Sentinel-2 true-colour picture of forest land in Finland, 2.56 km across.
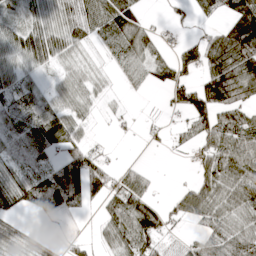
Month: April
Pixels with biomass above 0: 69%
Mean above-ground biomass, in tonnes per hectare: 49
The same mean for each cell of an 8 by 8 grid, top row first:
37 64 75 88 26 16 28 110
69 72 37 35 69 25 67 116
50 17 43 12 27 59 60 102
54 58 40 11 3 21 88 69
28 71 42 5 5 15 61 81
50 57 99 40 31 1 58 88
46 62 26 46 78 33 68 72
39 15 14 47 80 14 45 72
